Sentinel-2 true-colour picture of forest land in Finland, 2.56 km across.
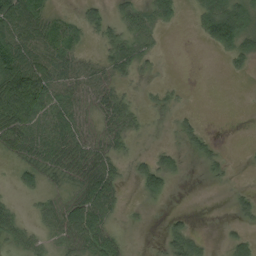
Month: August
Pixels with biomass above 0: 55%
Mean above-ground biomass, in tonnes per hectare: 32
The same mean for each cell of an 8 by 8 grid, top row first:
81 32 23 26 37 21 61 62
69 45 22 37 27 0 18 55
110 75 52 31 4 2 0 3
88 63 41 54 12 13 0 0
50 66 56 33 1 12 20 1
23 23 40 47 59 22 9 0
19 32 74 40 5 3 0 20
27 21 57 37 0 45 10 30
